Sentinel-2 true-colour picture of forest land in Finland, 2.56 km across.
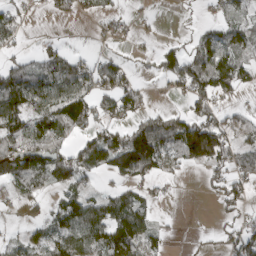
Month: March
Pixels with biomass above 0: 57%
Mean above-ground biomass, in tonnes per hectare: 56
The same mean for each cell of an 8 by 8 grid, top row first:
43 12 26 32 10 4 10 42
29 25 5 16 6 25 77 62
89 86 96 81 12 73 116 75
90 102 95 58 47 33 62 24
83 95 46 96 147 99 172 55
88 84 63 44 70 23 27 57
13 27 90 77 51 0 1 42
27 61 108 103 75 4 3 58
